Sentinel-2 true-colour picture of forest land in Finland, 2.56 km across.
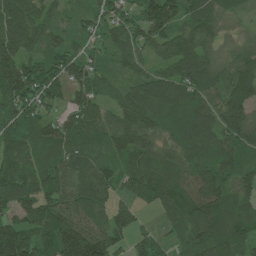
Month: July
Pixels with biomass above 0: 92%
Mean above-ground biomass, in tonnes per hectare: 94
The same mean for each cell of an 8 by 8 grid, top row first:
116 54 38 84 101 93 84 29
121 73 47 56 81 118 76 66
175 114 98 45 66 91 87 112
110 56 117 71 129 77 104 123
105 99 76 88 102 89 101 103
143 119 85 68 141 100 109 88
112 121 109 68 45 88 124 86
153 129 190 97 54 41 92 85
